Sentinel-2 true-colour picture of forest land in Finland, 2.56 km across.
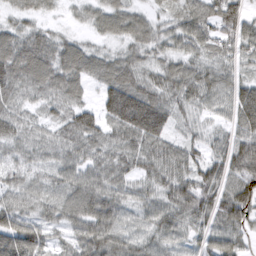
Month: March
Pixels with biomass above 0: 93%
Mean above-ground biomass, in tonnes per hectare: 69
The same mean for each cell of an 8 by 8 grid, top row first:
34 21 25 71 44 55 95 93
93 82 58 29 62 52 58 65
101 91 67 85 61 75 74 55
68 41 86 100 157 62 41 88
58 61 79 71 87 54 54 88
42 40 79 79 51 78 79 86
72 52 87 83 51 90 77 107
110 58 82 84 61 43 54 50
